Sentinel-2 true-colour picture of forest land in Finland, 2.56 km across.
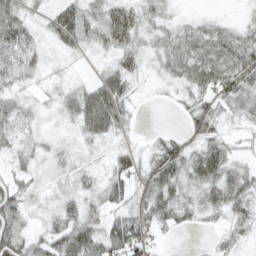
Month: April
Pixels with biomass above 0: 82%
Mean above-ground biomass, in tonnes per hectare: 34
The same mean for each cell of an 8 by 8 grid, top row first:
47 22 50 50 29 13 12 7
58 16 22 33 21 47 44 54
29 11 11 57 10 31 68 60
39 8 66 78 3 7 43 27
31 15 12 17 11 35 48 16
25 12 25 34 39 50 62 41
45 14 49 42 45 48 36 43
54 43 71 71 40 5 9 27
